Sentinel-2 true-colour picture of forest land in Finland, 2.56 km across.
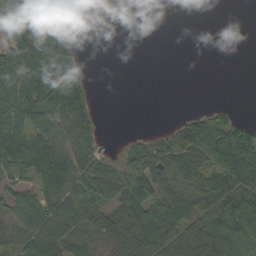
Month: September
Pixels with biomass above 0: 60%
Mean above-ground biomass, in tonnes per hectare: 50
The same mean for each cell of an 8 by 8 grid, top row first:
89 49 0 0 0 0 0 0
78 95 21 0 0 0 0 0
76 90 53 0 0 0 0 0
70 78 74 0 0 1 23 5
77 65 68 2 35 108 139 138
36 63 67 56 122 75 62 101
54 63 59 51 97 86 73 137
46 93 57 40 79 81 68 87
